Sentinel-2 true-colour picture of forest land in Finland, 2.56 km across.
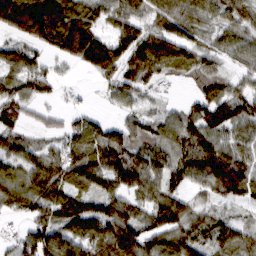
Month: March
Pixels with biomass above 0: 84%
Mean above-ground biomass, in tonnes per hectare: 77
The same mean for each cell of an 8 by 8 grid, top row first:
149 194 103 72 63 96 48 72
56 71 159 100 112 94 54 76
71 58 6 54 73 23 51 43
61 29 26 21 39 37 92 78
61 39 95 107 63 73 94 63
75 106 89 98 109 74 126 124
48 92 93 100 55 92 38 33
36 112 92 121 101 93 69 63
